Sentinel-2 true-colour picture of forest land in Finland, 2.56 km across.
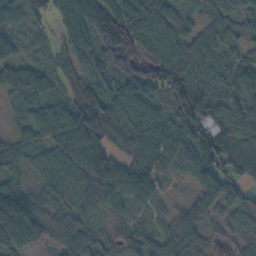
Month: October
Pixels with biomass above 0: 92%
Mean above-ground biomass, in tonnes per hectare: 70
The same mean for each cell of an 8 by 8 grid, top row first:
37 26 137 113 85 52 44 53
43 21 78 150 69 76 58 42
84 63 54 89 121 106 59 85
32 73 109 90 82 83 51 61
63 63 100 58 98 96 89 64
42 69 77 84 72 32 97 64
170 52 61 44 40 29 60 57
85 48 93 34 55 63 33 38
